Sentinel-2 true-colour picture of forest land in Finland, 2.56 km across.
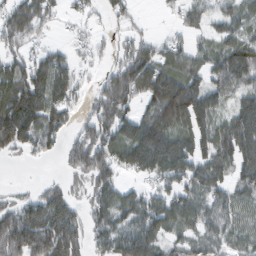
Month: February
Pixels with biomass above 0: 75%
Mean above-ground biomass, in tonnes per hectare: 81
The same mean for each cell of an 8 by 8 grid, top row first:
92 54 32 39 7 26 60 65
53 44 29 29 66 52 46 93
116 132 45 78 135 115 72 103
160 121 36 116 65 165 94 98
93 62 92 116 166 113 91 148
0 10 42 74 62 90 103 74
79 138 47 101 97 94 80 62
144 163 80 82 119 50 53 45
